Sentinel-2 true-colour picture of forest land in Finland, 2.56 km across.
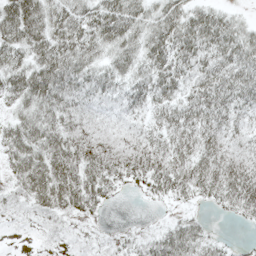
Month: May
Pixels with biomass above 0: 86%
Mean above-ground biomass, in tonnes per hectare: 40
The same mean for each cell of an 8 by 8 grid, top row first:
80 54 50 67 43 46 40 14
52 62 56 44 45 54 47 52
53 74 44 38 39 45 48 49
32 47 32 15 29 45 52 37
53 55 44 29 39 45 49 31
39 69 56 46 47 54 58 65
16 40 39 7 2 13 14 41
2 10 6 8 19 53 27 6
